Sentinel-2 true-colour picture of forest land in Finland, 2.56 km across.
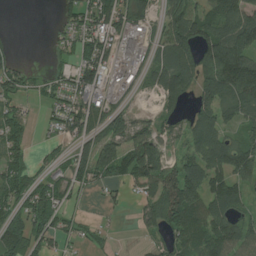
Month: July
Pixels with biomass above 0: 70%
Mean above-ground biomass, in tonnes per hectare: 74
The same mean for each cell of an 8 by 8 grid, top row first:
0 0 79 110 72 118 99 112
22 10 68 74 47 166 131 135
67 33 96 33 48 169 115 159
53 25 101 68 14 58 99 86
63 13 62 83 127 35 120 65
79 42 75 80 136 94 106 81
63 89 16 15 50 151 97 59
111 70 28 11 18 60 95 89
